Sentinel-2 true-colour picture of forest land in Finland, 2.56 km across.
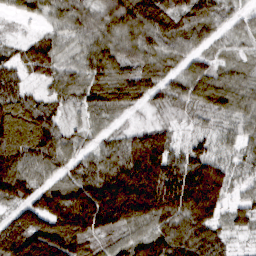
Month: March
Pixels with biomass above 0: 95%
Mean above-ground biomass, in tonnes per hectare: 90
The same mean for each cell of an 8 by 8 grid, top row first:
32 44 80 109 117 94 78 61
44 86 62 103 114 71 61 25
51 53 67 92 100 77 101 59
110 78 39 80 41 37 77 77
114 103 50 55 133 51 52 56
130 55 87 102 197 137 172 47
91 132 166 180 160 140 162 52
154 169 99 52 85 116 91 22
